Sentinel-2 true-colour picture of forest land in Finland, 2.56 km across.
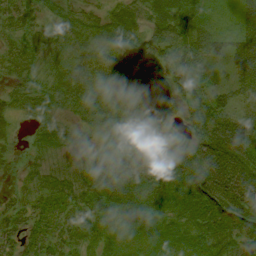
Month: August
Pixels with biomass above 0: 91%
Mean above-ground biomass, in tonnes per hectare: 42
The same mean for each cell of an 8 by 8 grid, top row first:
42 24 28 41 37 44 12 31
31 21 21 31 32 52 49 60
29 27 22 49 55 59 39 44
27 33 27 40 82 40 78 43
9 32 28 34 71 56 81 89
12 37 48 62 52 49 100 90
29 30 27 42 31 36 73 84
33 35 26 19 14 24 43 50
